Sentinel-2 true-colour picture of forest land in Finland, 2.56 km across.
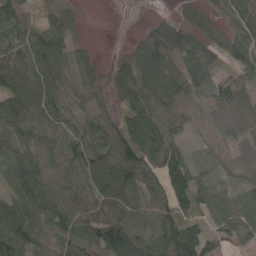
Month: May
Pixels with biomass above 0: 88%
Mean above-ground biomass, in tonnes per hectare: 59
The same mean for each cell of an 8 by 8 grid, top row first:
48 23 12 1 4 34 50 69
64 93 22 7 91 133 66 67
70 62 46 52 92 92 74 57
75 75 44 32 76 33 17 48
61 51 61 61 90 39 13 36
71 45 49 78 79 76 24 35
74 51 67 58 62 62 34 70
95 45 73 129 109 127 71 49
